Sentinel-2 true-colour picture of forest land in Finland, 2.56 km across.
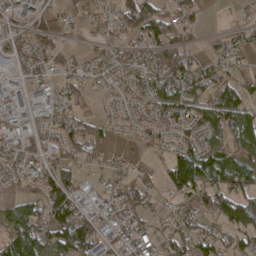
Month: April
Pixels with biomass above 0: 73%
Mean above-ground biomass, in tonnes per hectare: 54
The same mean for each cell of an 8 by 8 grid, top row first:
46 51 29 50 111 66 7 10
49 51 13 36 52 82 17 32
33 40 39 43 68 89 52 48
31 36 31 23 50 66 66 84
42 44 56 19 30 40 58 78
52 68 35 32 28 95 83 80
72 103 44 43 47 33 69 93
119 86 126 42 51 63 73 57
